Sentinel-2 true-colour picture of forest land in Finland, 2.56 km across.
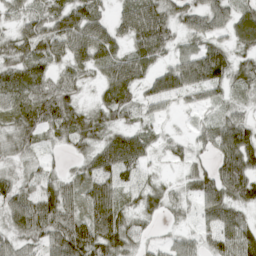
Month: April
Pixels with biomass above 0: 85%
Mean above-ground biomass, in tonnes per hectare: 51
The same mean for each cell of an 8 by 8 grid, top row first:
32 53 64 30 74 48 67 50
57 59 67 54 72 29 52 39
50 53 36 65 49 74 79 41
59 79 50 57 28 15 18 29
48 17 43 67 45 21 41 90
32 34 44 64 24 12 58 90
69 79 51 76 40 23 51 46
48 61 101 82 26 29 39 83
